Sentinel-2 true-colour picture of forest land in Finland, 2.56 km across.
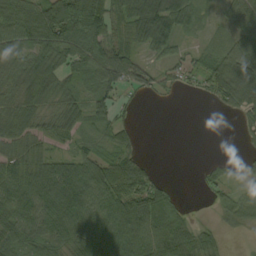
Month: September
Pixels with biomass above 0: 75%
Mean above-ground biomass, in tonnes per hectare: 61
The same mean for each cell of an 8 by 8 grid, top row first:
90 121 200 80 117 92 18 76
68 80 82 84 46 34 28 86
60 77 56 78 48 26 56 123
51 43 54 48 2 0 2 59
55 30 36 39 7 0 0 10
85 99 99 96 75 1 26 24
88 101 98 85 118 40 9 59
68 80 74 87 91 87 40 4
